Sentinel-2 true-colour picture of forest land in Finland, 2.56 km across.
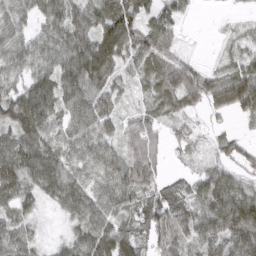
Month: March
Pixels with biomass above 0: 87%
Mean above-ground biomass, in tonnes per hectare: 54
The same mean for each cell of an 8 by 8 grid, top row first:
57 50 56 80 66 55 0 7
60 60 76 95 78 36 1 22
29 63 87 48 34 79 51 89
74 69 70 43 25 28 36 68
77 56 58 37 82 15 14 27
82 78 43 62 66 16 60 41
43 15 61 55 68 66 84 91
62 10 59 78 47 54 71 112
